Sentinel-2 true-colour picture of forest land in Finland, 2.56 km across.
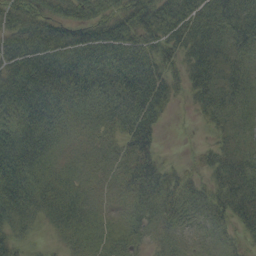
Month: September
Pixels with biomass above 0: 91%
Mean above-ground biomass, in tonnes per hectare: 40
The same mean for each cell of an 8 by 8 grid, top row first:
56 55 48 55 68 73 55 53
54 64 60 60 56 49 50 35
67 66 52 44 61 28 46 36
64 56 29 37 57 8 30 28
76 38 15 18 45 2 13 28
73 33 19 13 49 29 26 49
59 34 30 11 26 30 29 46
35 10 29 25 14 17 12 20
